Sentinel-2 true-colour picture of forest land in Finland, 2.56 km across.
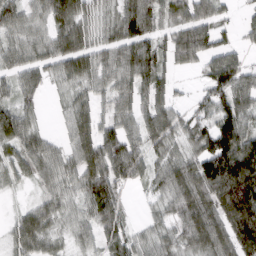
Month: March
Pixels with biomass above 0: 86%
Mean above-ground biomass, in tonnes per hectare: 74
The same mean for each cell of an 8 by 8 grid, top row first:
79 81 91 53 114 65 70 27
70 75 99 72 96 94 90 42
60 52 72 74 91 35 69 90
66 9 61 64 75 50 58 95
68 46 82 106 79 53 103 137
42 58 82 102 60 82 142 167
20 61 46 94 13 68 96 169
60 56 39 68 42 55 94 131
